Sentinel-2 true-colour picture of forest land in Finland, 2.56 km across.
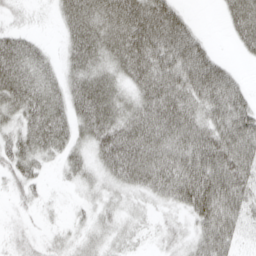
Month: April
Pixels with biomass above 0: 83%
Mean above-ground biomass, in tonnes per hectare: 51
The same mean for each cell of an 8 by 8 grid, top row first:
14 5 68 69 91 58 0 56
52 15 57 57 100 97 31 19
65 43 51 47 68 82 95 31
45 60 44 56 73 88 63 74
45 46 31 71 78 78 86 91
34 11 32 42 73 98 107 80
11 10 13 25 17 32 94 65
19 17 25 25 12 23 68 33
